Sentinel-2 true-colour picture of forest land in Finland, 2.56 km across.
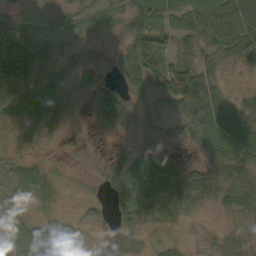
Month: October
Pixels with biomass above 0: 79%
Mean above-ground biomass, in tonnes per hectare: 40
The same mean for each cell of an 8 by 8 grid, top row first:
35 18 26 27 60 41 84 85
149 23 19 14 80 57 47 70
172 41 30 16 52 70 57 11
57 44 8 60 20 30 79 56
20 15 9 11 17 15 54 64
29 23 7 40 53 51 50 32
21 16 16 19 50 52 18 49
16 36 20 22 22 12 12 37
